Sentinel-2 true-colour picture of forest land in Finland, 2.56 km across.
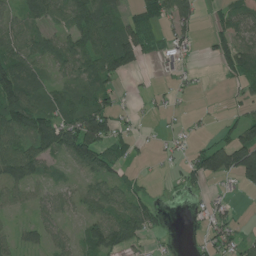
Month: June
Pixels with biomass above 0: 61%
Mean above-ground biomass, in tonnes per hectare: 48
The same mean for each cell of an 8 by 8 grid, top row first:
43 66 77 71 46 88 10 58
66 55 74 99 57 31 17 65
106 39 54 40 3 19 3 41
94 66 85 73 11 8 7 27
75 82 131 64 11 17 39 101
65 33 27 56 13 10 74 79
32 40 32 69 67 1 37 13
28 38 35 94 34 9 35 42
